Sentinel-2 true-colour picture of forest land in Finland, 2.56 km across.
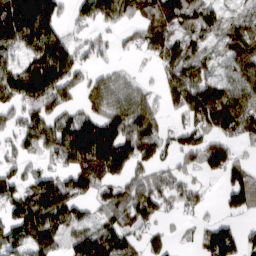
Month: March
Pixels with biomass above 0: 75%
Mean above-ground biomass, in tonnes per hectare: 90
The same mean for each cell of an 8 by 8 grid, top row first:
188 144 59 95 94 116 69 36
93 206 51 28 55 78 39 112
140 218 74 62 19 92 87 131
60 107 68 101 131 39 156 153
59 119 196 182 154 57 94 57
59 61 114 90 69 43 39 74
104 165 66 77 111 38 22 69
79 93 73 99 44 12 70 59
